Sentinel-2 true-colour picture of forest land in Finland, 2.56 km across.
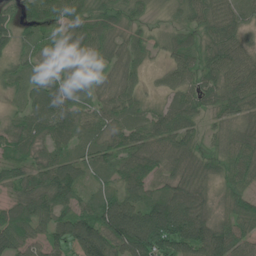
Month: June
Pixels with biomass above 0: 93%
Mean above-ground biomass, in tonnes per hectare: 73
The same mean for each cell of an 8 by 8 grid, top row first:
61 85 80 67 30 34 74 53
51 58 65 62 47 67 64 66
44 69 78 44 20 46 63 70
32 100 73 67 45 89 47 63
81 73 50 75 85 87 35 80
65 91 65 48 92 72 58 73
74 99 71 113 106 123 58 80
103 69 144 123 158 127 120 78
